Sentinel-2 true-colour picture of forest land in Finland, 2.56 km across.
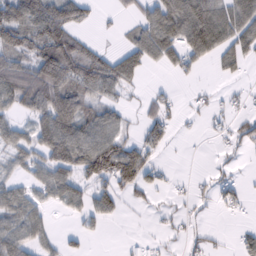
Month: February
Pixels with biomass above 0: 56%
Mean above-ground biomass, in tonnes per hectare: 48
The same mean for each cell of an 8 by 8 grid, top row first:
92 93 52 7 42 89 98 79
70 101 64 13 71 67 76 60
93 122 95 84 18 11 3 15
42 99 84 40 25 21 20 21
53 94 98 79 52 7 4 34
30 61 62 96 54 7 15 12
66 31 37 41 12 11 15 21
81 31 19 0 13 11 22 26
